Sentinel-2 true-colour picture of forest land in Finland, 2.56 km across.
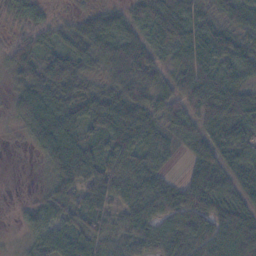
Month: November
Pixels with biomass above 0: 90%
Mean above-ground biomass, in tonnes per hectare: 52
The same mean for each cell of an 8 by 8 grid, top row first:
33 25 27 49 48 60 37 42
47 34 63 57 52 49 59 50
47 79 53 51 73 49 58 47
43 97 55 72 64 45 58 66
4 88 60 54 57 25 53 51
0 33 76 64 72 16 61 41
9 51 55 43 69 75 64 55
8 66 63 44 52 65 69 70
